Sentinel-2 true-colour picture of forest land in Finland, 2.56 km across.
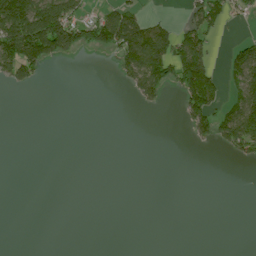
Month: July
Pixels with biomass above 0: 24%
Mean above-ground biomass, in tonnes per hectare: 39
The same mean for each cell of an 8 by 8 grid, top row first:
227 208 72 99 50 5 78 35
179 154 84 91 178 107 58 50
65 5 0 5 99 76 115 86
0 0 0 0 8 7 98 131
0 0 0 0 0 0 24 92
0 0 0 0 0 0 0 0
0 0 0 0 0 0 0 0
0 0 0 0 0 0 0 0
